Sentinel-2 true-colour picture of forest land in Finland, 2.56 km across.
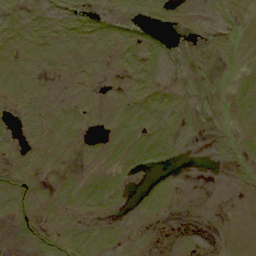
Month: September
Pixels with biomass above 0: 56%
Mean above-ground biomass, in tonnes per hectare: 5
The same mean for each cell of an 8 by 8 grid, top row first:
6 7 8 6 7 5 7 5
8 8 7 7 11 2 2 5
8 4 5 4 9 4 1 6
3 5 6 6 11 10 1 6
3 6 4 6 12 8 2 4
8 4 5 7 4 3 0 3
8 4 6 4 7 2 0 1
4 7 9 7 3 2 1 2
